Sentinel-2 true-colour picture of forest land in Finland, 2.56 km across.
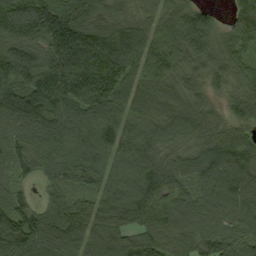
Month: September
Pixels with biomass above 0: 96%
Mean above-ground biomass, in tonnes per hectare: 125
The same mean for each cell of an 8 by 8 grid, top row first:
220 202 156 101 64 113 60 104
134 144 239 186 116 137 107 90
172 161 170 172 104 88 71 74
159 168 120 121 118 113 74 86
110 130 119 114 139 87 126 142
60 86 118 115 164 117 131 160
104 104 91 145 162 133 99 126
159 151 119 133 104 92 110 96
